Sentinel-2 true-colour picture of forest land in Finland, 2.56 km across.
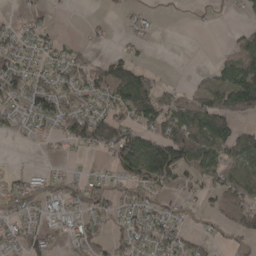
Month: April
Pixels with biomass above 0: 58%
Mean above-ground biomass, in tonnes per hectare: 44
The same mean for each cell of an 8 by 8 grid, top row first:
16 12 0 2 17 1 7 12
43 40 23 7 10 0 0 45
72 39 55 102 59 3 23 93
41 71 51 59 99 68 86 61
8 15 49 79 86 123 106 75
25 24 20 28 93 78 59 71
47 36 37 31 55 26 22 53
49 43 55 39 44 52 24 28
